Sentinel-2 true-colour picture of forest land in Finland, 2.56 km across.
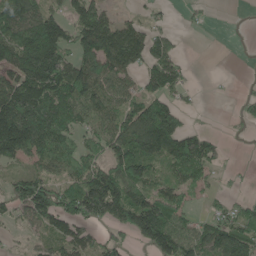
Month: May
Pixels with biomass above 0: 67%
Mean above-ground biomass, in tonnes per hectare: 92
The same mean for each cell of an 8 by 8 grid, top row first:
149 103 95 51 28 6 10 0
156 190 119 186 130 41 0 1
128 198 161 120 67 76 2 3
206 207 126 98 145 101 2 19
180 156 71 105 174 154 81 2
56 74 116 144 103 75 51 5
60 131 135 137 139 95 20 50
13 61 91 54 82 132 105 131
